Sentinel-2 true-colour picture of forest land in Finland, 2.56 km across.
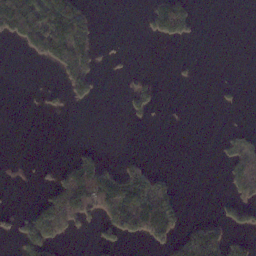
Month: November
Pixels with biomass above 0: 25%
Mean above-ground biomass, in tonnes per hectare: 46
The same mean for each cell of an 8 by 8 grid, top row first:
213 147 86 0 32 186 0 0
21 162 119 8 0 3 0 0
0 0 128 4 28 6 0 2
0 15 2 0 33 1 0 3
0 0 9 0 0 0 0 45
0 12 163 93 73 13 0 94
11 97 151 143 169 70 0 93
48 108 4 44 49 62 154 43
